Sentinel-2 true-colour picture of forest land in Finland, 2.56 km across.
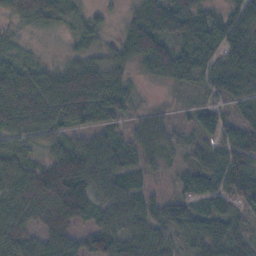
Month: November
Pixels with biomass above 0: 85%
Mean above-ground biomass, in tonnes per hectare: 53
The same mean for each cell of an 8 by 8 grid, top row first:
56 66 32 14 70 74 41 59
22 8 39 39 87 50 50 72
95 68 90 47 14 43 38 65
94 100 91 44 23 14 35 32
55 41 45 45 49 27 34 67
88 93 78 62 31 14 51 72
75 82 66 48 52 47 37 36
73 60 41 62 55 31 56 46
